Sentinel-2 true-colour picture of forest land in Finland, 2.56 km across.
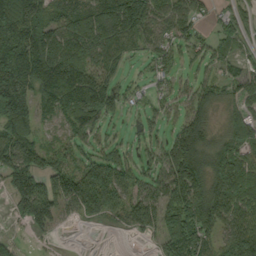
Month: September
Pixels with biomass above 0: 79%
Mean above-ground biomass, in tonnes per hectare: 111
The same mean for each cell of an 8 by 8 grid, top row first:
254 123 132 190 166 114 36 63
257 178 143 116 59 70 69 68
227 133 152 66 38 55 57 100
224 58 148 69 55 47 83 76
182 43 63 66 53 138 104 112
176 147 131 134 69 186 198 137
68 128 94 119 149 156 193 106
27 19 1 0 26 180 100 150
